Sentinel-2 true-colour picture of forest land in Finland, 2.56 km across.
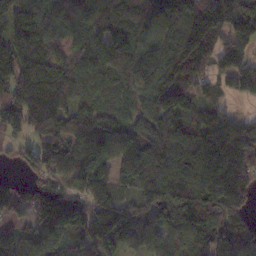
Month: November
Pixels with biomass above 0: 90%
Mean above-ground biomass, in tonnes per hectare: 134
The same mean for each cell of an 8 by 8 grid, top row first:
159 146 169 137 138 138 216 144
204 146 114 155 110 157 158 106
222 272 136 125 122 166 80 108
202 226 94 110 97 142 84 29
75 111 100 111 144 154 149 157
30 87 139 104 203 133 132 175
105 153 167 139 90 158 203 149
107 132 66 34 93 103 137 124
